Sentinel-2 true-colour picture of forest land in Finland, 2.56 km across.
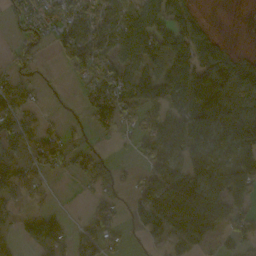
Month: October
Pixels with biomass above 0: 65%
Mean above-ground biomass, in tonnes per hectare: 64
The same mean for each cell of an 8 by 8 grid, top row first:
30 54 77 78 90 73 7 0
26 28 120 79 104 110 87 6
45 5 41 78 69 114 147 132
62 15 15 89 67 63 125 107
49 78 23 9 59 98 103 112
53 21 48 43 47 109 105 80
29 19 2 49 81 115 140 61
30 75 52 49 38 62 44 57
